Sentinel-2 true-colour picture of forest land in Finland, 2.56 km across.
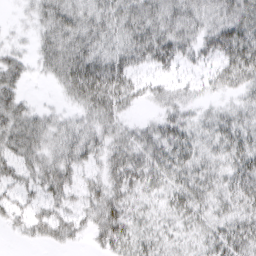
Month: March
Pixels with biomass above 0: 80%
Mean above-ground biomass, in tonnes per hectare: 29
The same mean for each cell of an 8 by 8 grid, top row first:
4 34 36 36 44 36 28 41
13 31 45 32 45 39 30 54
28 12 58 50 17 13 15 39
36 15 24 35 7 26 16 26
34 28 37 31 34 42 24 38
22 35 21 29 35 31 30 40
19 24 20 37 18 26 27 30
5 20 12 37 24 19 26 43
